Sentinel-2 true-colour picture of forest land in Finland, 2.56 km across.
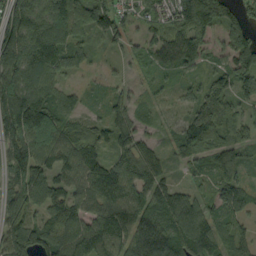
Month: September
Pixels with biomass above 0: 91%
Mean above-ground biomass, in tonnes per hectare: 100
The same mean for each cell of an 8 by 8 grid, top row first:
156 163 106 119 72 128 209 85
181 163 71 36 50 120 59 144
142 85 18 26 23 38 64 110
188 145 53 62 36 18 114 57
121 138 112 61 72 69 107 78
116 86 118 161 130 33 64 70
122 88 91 126 111 134 78 78
145 123 134 130 127 136 154 73
